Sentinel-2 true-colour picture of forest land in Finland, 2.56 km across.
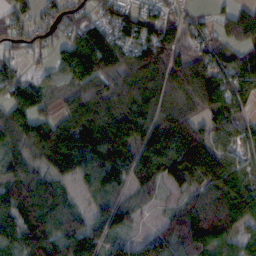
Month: October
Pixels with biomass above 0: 84%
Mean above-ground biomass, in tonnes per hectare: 77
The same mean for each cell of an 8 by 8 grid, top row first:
51 52 54 87 91 46 22 61
48 47 130 127 119 91 59 63
74 29 79 64 89 73 107 77
88 44 69 85 84 71 63 58
70 124 98 146 100 120 93 69
63 67 66 95 77 94 98 72
83 68 32 72 21 33 102 133
61 87 85 57 64 78 123 54
